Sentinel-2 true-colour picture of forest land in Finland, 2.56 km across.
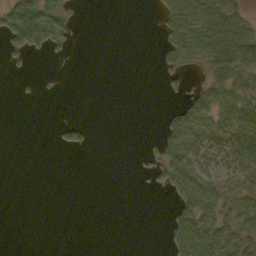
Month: October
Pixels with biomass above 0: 35%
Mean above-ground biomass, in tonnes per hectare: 27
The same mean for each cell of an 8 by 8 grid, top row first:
100 76 4 0 0 75 92 50
53 35 2 0 0 46 78 90
4 1 0 0 0 13 38 49
0 0 0 0 0 30 68 62
0 2 23 0 5 72 56 87
0 0 0 0 5 65 49 52
0 0 0 0 0 31 64 58
0 0 0 0 0 53 82 56
